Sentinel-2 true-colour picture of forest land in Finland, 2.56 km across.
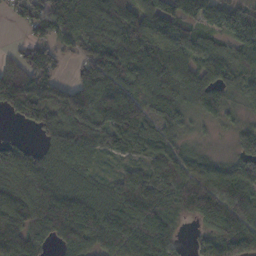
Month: November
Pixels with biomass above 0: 88%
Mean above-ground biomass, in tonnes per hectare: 102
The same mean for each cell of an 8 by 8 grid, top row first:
31 154 132 163 133 143 155 100
27 83 70 128 135 118 94 113
146 106 69 128 130 150 109 92
69 132 131 151 100 91 65 34
49 55 120 72 71 53 19 55
99 100 79 32 78 106 107 113
115 136 134 108 127 93 138 164
121 73 136 112 132 59 65 128
